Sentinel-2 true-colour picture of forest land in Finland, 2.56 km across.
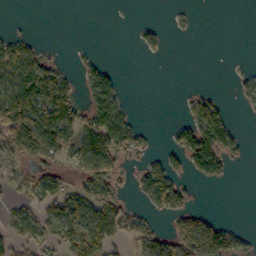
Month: October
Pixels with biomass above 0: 41%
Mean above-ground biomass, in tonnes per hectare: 48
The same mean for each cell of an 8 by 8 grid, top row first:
1 0 0 0 1 9 0 0
65 10 6 0 32 0 0 0
95 142 40 58 0 0 0 25
155 147 65 111 1 3 84 8
106 104 93 112 34 52 121 31
38 60 56 67 62 57 56 0
24 69 98 88 29 66 9 0
47 41 88 80 71 85 120 35
